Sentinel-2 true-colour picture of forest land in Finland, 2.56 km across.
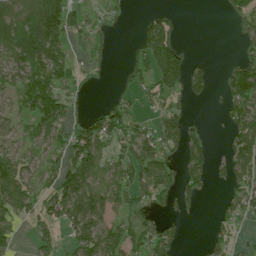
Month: July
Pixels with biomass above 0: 58%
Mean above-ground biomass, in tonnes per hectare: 61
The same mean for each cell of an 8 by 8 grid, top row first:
54 142 56 22 17 16 0 39
79 125 21 11 75 65 0 22
58 123 32 8 45 87 51 101
44 133 17 70 30 50 4 77
47 70 96 69 92 80 51 111
109 61 131 80 82 67 65 85
90 67 136 71 39 44 2 63
32 46 93 101 74 38 26 16
